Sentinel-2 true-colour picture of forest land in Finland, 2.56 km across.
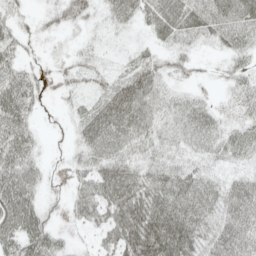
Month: May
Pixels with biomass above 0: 82%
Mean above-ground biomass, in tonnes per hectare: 38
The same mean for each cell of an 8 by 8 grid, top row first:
22 18 30 28 34 50 51 60
31 12 18 8 18 28 17 39
50 10 21 27 58 21 8 26
60 6 25 62 51 35 33 25
59 6 29 50 36 28 34 46
62 16 24 64 44 46 32 33
79 23 31 56 72 64 49 67
59 51 8 40 86 85 43 62
